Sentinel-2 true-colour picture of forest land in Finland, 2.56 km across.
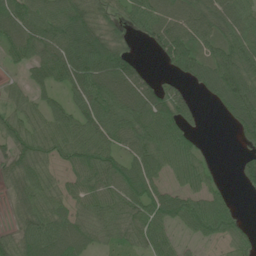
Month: June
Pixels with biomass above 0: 83%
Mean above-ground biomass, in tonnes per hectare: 67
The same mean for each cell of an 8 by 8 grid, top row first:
94 95 100 56 75 68 99 90
67 91 108 95 15 101 69 87
14 57 86 111 67 38 80 111
48 63 79 103 99 93 10 95
69 71 82 67 80 70 11 24
65 50 55 80 81 43 50 41
43 73 47 72 69 67 69 14
66 111 72 45 59 28 30 39
